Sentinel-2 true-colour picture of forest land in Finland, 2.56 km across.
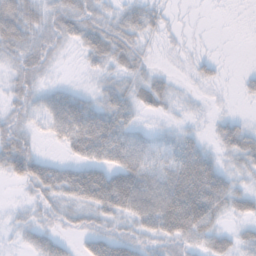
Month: November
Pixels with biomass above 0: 76%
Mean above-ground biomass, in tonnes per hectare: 34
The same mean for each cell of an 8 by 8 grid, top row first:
60 35 50 28 38 4 1 0
44 35 28 52 19 6 3 0
32 13 5 27 27 10 17 8
26 42 71 63 19 12 8 5
52 10 59 82 40 32 19 50
40 55 56 62 64 66 83 28
8 19 34 57 67 86 81 29
8 29 16 44 26 36 35 23
